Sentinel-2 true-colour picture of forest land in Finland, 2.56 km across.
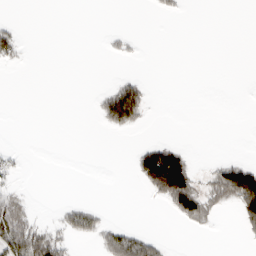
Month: March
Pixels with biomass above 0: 17%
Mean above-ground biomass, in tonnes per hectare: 16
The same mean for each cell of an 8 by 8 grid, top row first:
1 0 0 0 0 5 0 0
25 0 0 5 2 0 0 0
0 0 0 8 13 0 0 0
0 0 0 75 32 0 0 0
1 0 0 0 19 21 0 0
11 0 0 0 63 159 18 106
39 1 28 1 0 46 33 61
74 55 13 46 45 0 0 6
